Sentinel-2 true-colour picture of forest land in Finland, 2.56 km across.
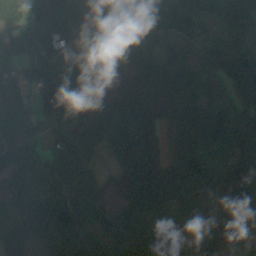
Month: September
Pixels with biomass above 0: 91%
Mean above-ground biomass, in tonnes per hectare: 64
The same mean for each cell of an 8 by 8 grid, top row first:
70 68 30 28 41 37 49 72
40 70 35 26 37 26 45 63
49 89 57 33 55 68 67 69
43 25 58 87 72 60 62 38
71 52 78 81 81 64 90 58
24 66 69 27 115 83 73 85
64 97 79 43 120 86 83 88
65 77 74 64 107 71 79 106
